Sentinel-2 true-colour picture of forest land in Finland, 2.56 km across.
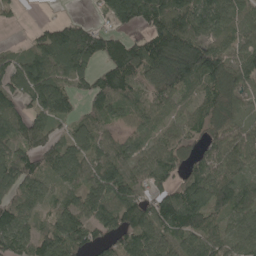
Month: May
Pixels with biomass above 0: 86%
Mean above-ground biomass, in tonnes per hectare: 102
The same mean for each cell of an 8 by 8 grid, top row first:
28 3 20 115 155 154 130 98
26 140 200 137 133 163 134 85
126 139 77 118 94 163 124 100
105 118 49 82 76 49 84 54
101 79 100 58 54 96 81 84
129 79 92 133 94 88 113 76
115 64 108 138 94 158 137 104
124 123 108 96 126 91 108 103
